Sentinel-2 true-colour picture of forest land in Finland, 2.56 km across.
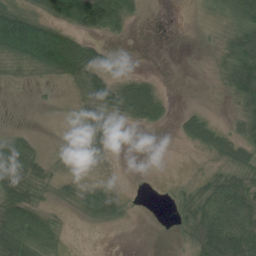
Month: July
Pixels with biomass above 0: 54%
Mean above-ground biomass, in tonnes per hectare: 35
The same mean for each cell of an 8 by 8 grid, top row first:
105 63 108 105 10 0 7 54
121 177 78 13 0 0 3 65
8 14 43 43 28 0 1 74
0 1 19 47 59 10 12 25
42 4 27 7 0 4 44 48
64 23 10 3 0 2 24 39
71 18 21 34 0 19 60 77
84 45 0 0 0 3 83 72
